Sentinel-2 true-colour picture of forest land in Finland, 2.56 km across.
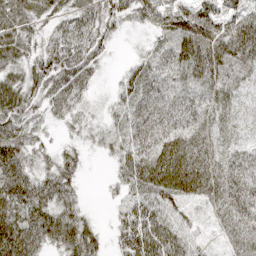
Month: April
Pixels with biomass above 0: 91%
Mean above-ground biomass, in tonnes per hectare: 55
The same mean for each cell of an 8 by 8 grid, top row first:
63 42 54 57 45 68 67 58
68 51 74 22 19 70 85 76
61 77 61 10 56 41 58 43
82 42 33 25 57 61 46 30
82 27 25 30 56 79 50 36
80 53 26 17 81 127 80 71
81 67 34 16 67 38 30 74
106 54 83 27 105 72 14 55
